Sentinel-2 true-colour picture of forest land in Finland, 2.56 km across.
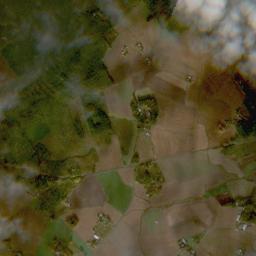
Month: October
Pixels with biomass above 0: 45%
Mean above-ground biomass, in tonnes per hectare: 41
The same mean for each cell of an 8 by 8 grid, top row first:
78 100 83 83 38 90 73 13
61 95 152 66 8 1 50 13
25 102 178 74 1 5 1 62
38 51 66 38 84 0 3 57
106 27 38 21 13 0 9 55
108 103 68 1 53 7 0 4
0 39 23 9 8 1 4 72
16 17 35 8 0 9 5 7
